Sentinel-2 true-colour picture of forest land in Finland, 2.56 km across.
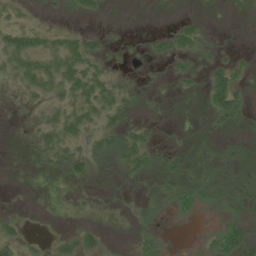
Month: June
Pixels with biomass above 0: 41%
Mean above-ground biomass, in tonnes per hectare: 17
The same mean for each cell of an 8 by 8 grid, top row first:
20 7 18 2 0 6 3 1
52 34 42 10 6 31 15 3
27 44 50 24 4 12 33 18
3 21 40 37 4 0 21 22
1 36 32 32 34 5 4 14
0 9 17 6 18 15 8 17
1 0 2 2 4 23 15 20
18 8 30 1 14 1 9 58
